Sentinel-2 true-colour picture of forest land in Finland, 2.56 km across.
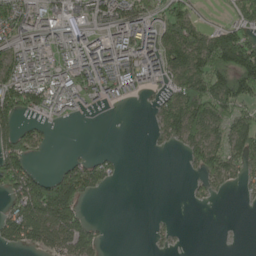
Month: May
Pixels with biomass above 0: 57%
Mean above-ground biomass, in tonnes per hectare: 79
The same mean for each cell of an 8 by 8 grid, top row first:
121 92 60 96 95 149 5 68
82 68 99 120 92 135 156 214
123 88 102 107 70 94 198 198
130 64 29 10 4 167 202 97
120 21 1 0 1 45 126 131
169 74 114 39 0 0 78 54
97 227 84 0 0 0 6 2
78 86 123 2 1 14 0 0
